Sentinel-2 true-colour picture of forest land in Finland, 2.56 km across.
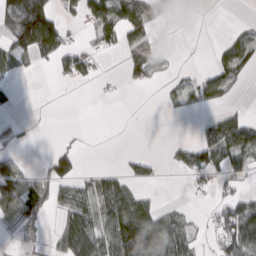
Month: March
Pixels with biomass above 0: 42%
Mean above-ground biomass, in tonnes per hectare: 40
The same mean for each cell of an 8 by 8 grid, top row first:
108 96 44 84 76 5 1 1
65 79 29 32 68 2 3 47
15 1 37 4 31 14 52 22
13 1 0 0 0 11 17 18
20 2 7 0 0 18 69 87
98 57 39 36 29 6 42 33
106 56 88 78 61 18 10 68
8 23 140 77 127 94 10 94
